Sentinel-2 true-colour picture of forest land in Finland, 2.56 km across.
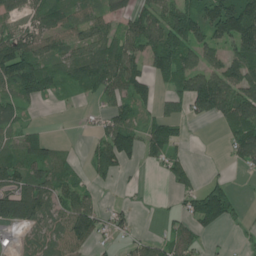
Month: June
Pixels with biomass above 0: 66%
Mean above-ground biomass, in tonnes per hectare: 71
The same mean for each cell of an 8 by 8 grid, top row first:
43 78 63 66 80 116 126 186
132 87 89 98 94 145 79 91
125 89 91 104 65 78 108 102
54 1 12 60 42 53 84 121
53 55 5 114 85 66 1 90
91 94 35 39 6 64 19 7
151 93 110 38 8 25 142 38
71 66 81 25 37 75 18 11
